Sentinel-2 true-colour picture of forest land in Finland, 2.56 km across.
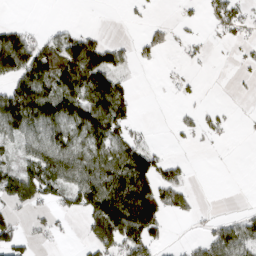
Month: March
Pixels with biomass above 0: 47%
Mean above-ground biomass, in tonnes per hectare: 53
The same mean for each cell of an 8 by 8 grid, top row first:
0 0 0 0 11 8 35 51
119 82 112 47 33 16 15 19
86 102 115 75 0 20 1 7
129 111 106 106 0 11 22 5
56 91 62 87 46 6 13 1
80 99 95 124 127 47 0 0
37 31 66 185 170 53 4 4
67 22 11 115 103 4 50 79
